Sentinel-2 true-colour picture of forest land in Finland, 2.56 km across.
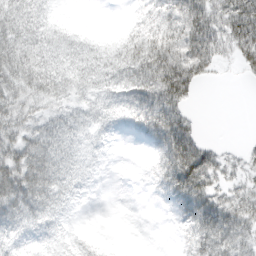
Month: March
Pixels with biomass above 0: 72%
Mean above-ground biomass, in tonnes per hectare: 38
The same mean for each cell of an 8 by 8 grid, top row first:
53 23 2 0 14 48 58 78
72 46 34 21 51 68 68 61
71 69 47 44 60 77 17 5
60 36 38 34 54 48 0 0
61 80 37 8 10 73 22 7
84 83 26 1 2 59 54 22
70 52 5 0 0 20 72 49
26 18 9 2 0 7 68 54
